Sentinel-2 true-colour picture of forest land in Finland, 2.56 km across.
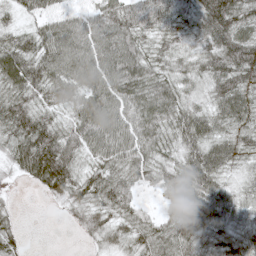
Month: May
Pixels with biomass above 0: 90%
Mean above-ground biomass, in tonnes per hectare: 58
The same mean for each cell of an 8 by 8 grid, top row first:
33 51 44 70 65 53 94 74
71 81 87 91 48 39 59 92
79 74 86 84 71 55 57 70
79 46 70 80 75 60 52 67
59 90 64 90 66 44 70 50
22 98 48 48 38 55 78 27
11 4 35 47 24 52 86 58
40 0 9 38 40 59 59 62
